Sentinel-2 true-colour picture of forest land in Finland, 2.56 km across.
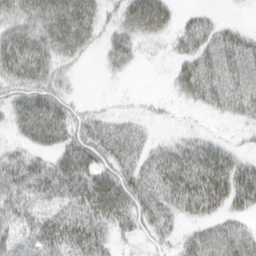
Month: March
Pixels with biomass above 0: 71%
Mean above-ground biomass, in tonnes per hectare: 36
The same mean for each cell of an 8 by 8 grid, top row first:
38 57 64 15 72 24 14 2
63 47 41 30 10 17 43 55
49 45 5 5 0 25 50 51
42 76 20 10 6 4 16 30
19 46 55 49 26 21 25 8
42 49 68 61 47 61 66 50
33 29 42 58 44 36 41 29
36 50 51 21 14 17 42 45
